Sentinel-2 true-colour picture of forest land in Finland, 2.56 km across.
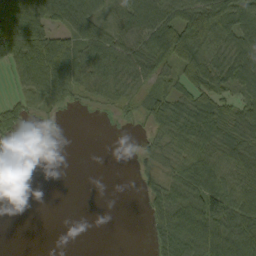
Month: September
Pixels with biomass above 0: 65%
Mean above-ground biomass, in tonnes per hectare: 50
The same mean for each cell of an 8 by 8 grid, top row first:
117 73 85 45 76 78 120 100
106 106 87 73 60 102 78 82
27 91 68 62 48 47 79 83
40 29 10 19 36 61 64 48
9 1 0 0 16 55 68 67
0 0 0 0 15 45 84 66
0 0 0 0 18 74 100 91
0 0 0 0 8 78 110 96
